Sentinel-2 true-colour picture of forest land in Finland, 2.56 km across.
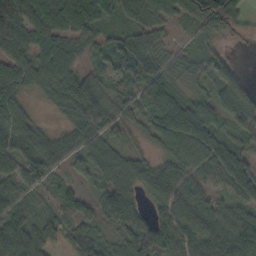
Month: October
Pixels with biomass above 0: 90%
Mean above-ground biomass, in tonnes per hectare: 69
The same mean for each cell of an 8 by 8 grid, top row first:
99 97 121 42 63 58 150 60
62 81 61 47 71 23 43 6
74 72 72 70 86 37 48 54
61 15 90 60 60 99 78 89
76 70 58 50 18 74 95 61
87 63 31 66 70 70 69 96
62 40 67 88 47 88 85 68
96 68 75 45 98 87 76 115
